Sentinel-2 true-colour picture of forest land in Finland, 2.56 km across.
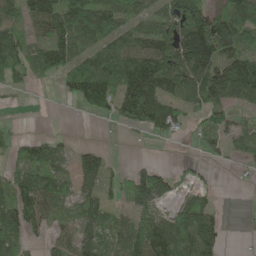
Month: May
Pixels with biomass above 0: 69%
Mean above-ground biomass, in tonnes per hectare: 79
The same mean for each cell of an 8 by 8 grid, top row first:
74 134 124 99 70 102 138 144
116 111 63 91 110 124 210 136
54 24 124 105 188 113 135 215
3 0 21 63 143 68 80 40
38 68 20 5 8 9 50 69
69 89 81 36 76 32 14 8
123 74 82 48 65 57 66 4
77 35 88 61 152 113 115 2
